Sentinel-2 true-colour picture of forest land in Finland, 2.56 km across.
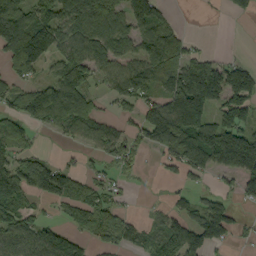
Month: September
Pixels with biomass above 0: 64%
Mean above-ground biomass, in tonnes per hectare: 86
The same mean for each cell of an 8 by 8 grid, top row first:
169 107 154 118 131 14 7 34
159 131 101 109 83 99 11 3
61 65 113 81 120 133 172 118
64 128 90 22 87 170 128 124
72 4 38 77 55 143 200 215
116 128 54 28 5 27 49 116
87 21 78 63 5 44 86 27
103 106 56 57 51 129 126 16
